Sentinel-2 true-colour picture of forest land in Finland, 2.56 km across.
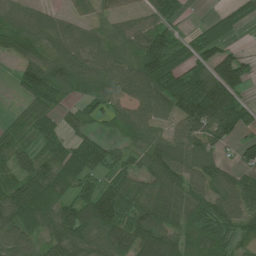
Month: June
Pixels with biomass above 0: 82%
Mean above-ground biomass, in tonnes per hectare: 76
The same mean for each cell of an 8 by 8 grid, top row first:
67 48 35 40 47 50 17 34
63 56 78 59 116 90 77 23
40 94 67 81 117 95 136 97
18 51 49 58 74 95 153 92
55 55 56 38 68 82 82 50
82 95 72 49 63 116 100 62
140 90 89 116 79 110 88 97
79 67 86 90 125 103 93 54
